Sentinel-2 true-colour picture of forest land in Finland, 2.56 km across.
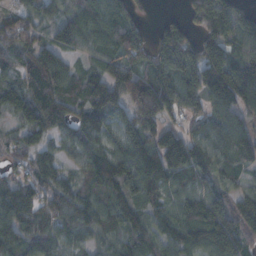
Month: October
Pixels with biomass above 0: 90%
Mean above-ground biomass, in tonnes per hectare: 112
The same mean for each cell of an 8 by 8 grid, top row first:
83 70 116 100 20 16 153 109
98 104 69 86 82 172 137 94
94 192 86 131 133 150 188 187
115 149 97 139 168 100 91 108
83 70 108 108 158 168 107 115
62 105 72 153 159 93 72 73
147 103 120 124 108 99 132 152
108 103 80 77 117 108 151 128
